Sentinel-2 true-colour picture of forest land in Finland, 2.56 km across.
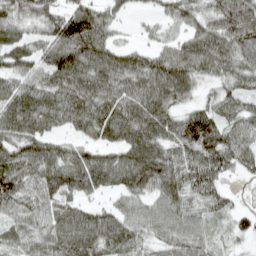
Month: April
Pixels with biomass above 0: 89%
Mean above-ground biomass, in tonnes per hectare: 74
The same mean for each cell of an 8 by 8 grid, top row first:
73 71 104 56 16 52 64 110
72 82 125 75 40 67 93 93
70 78 92 81 90 105 49 61
91 87 86 91 94 64 75 60
80 66 49 66 111 77 92 72
96 95 108 90 123 105 81 31
60 67 57 47 55 73 54 26
55 76 90 79 54 67 45 27
